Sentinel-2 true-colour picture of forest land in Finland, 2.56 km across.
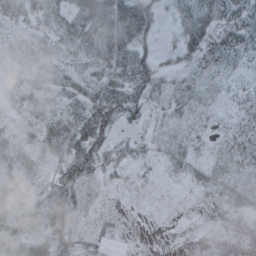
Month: October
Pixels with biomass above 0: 66%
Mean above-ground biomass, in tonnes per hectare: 27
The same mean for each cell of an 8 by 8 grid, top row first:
24 36 59 81 55 27 49 41
5 13 45 71 33 24 38 41
7 30 33 53 46 27 21 20
14 27 54 60 28 23 19 24
21 38 65 24 13 34 15 37
14 14 48 8 4 13 20 22
23 42 21 3 0 1 5 19
38 45 24 10 0 0 1 0
